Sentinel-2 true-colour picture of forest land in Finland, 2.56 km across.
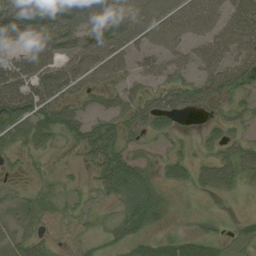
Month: August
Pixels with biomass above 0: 70%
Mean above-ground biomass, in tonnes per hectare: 42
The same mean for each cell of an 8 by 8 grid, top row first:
84 85 77 79 53 56 51 65
28 69 50 50 34 37 54 54
72 76 51 38 27 38 48 61
119 67 39 47 51 40 14 22
36 28 42 66 18 15 19 33
10 19 11 84 39 27 35 38
23 41 26 16 65 10 7 2
21 36 42 26 29 30 32 22
